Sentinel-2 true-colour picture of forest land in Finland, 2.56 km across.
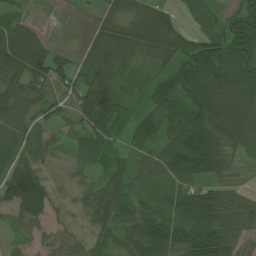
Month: June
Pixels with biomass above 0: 86%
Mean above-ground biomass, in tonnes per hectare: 72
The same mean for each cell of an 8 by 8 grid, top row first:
46 4 6 65 83 44 51 71
129 66 27 82 87 94 108 94
86 86 67 87 47 86 124 104
81 53 81 115 57 82 128 127
70 33 47 52 65 103 117 73
106 24 24 57 73 91 68 21
69 50 23 91 84 100 116 77
26 35 36 60 95 90 118 53
